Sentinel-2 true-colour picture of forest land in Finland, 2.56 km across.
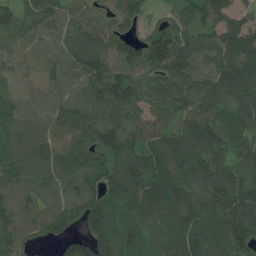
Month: June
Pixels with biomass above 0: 95%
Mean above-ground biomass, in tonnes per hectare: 139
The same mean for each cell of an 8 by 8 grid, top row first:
128 145 102 87 64 86 123 94
95 112 156 134 124 164 147 187
70 98 107 163 122 139 125 173
119 106 118 146 107 120 124 163
143 130 128 173 153 138 155 121
145 145 142 153 181 167 170 139
160 122 147 159 192 184 170 189
167 69 108 184 144 183 179 187
